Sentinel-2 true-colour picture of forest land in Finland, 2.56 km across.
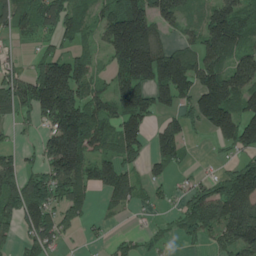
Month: June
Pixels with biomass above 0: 71%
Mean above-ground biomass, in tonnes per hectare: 119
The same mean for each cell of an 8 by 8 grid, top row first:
108 130 81 135 206 119 107 160
18 49 58 139 251 84 149 128
123 253 159 101 186 245 151 184
87 175 193 136 165 91 192 158
37 127 207 98 99 145 10 129
104 149 158 149 67 39 53 166
130 139 95 47 38 49 170 184
58 104 24 36 41 38 61 171
